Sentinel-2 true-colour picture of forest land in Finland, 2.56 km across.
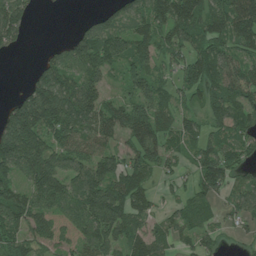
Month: July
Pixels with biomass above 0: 79%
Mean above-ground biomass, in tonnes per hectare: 76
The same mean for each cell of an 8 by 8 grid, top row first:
88 0 6 53 85 118 87 119
30 22 93 100 81 68 80 71
0 105 83 33 89 51 95 93
106 168 108 77 96 65 69 87
171 87 86 52 93 44 62 67
76 144 86 111 68 34 94 46
106 85 95 142 62 34 47 66
77 65 61 81 86 49 47 20
